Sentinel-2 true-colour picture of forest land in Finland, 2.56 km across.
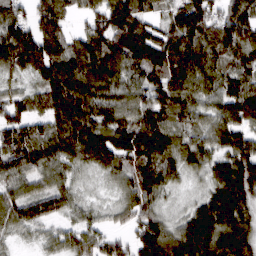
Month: March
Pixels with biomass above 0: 93%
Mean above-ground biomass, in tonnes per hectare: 112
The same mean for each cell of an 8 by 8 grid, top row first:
86 108 44 146 97 102 120 124
174 124 101 144 184 155 126 130
54 128 153 112 102 124 104 109
96 95 191 127 134 129 84 146
120 109 161 141 176 102 86 100
102 94 50 63 159 84 80 188
100 92 56 47 106 32 120 124
35 49 88 61 141 145 175 147
